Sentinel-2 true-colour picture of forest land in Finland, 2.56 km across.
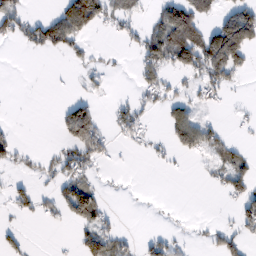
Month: February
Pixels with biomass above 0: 34%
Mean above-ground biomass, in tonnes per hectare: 35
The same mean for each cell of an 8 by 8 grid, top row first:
62 23 114 37 16 104 34 98
10 58 28 3 59 125 122 151
0 1 8 6 37 16 59 15
0 0 80 17 26 44 12 6
30 3 87 20 16 51 51 19
13 21 47 3 0 3 12 57
26 18 99 8 0 1 0 38
26 1 41 57 20 19 25 40
